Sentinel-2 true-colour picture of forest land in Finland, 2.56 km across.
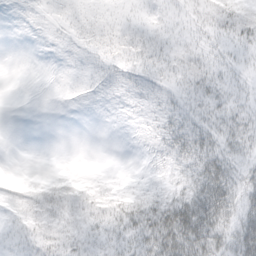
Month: March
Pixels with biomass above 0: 71%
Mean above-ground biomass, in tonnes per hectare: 15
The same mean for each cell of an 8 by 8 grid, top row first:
7 7 19 15 10 7 13 21
0 8 9 15 16 12 10 12
2 7 12 16 15 11 18 7
0 1 3 10 17 20 17 15
0 0 0 1 10 30 24 19
2 4 3 2 4 15 38 17
18 20 16 19 27 41 47 23
15 22 14 14 29 48 36 33
